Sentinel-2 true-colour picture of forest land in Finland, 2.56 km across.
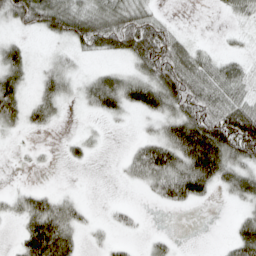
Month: April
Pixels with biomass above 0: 60%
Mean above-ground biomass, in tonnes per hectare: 42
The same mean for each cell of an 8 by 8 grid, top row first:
62 97 88 73 54 4 0 25
36 7 31 49 88 59 14 10
51 36 26 49 66 88 67 48
48 40 10 38 44 65 75 86
5 3 21 1 41 94 134 100
1 1 0 1 54 87 92 70
28 60 23 10 4 17 3 18
22 133 26 17 9 8 0 59
